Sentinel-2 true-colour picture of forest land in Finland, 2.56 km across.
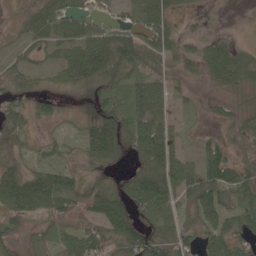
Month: May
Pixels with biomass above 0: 70%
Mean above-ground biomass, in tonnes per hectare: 43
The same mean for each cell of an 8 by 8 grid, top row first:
12 64 42 17 68 31 6 0
11 33 56 69 62 44 43 33
20 13 50 44 44 17 30 63
52 23 9 53 72 19 14 37
18 16 25 65 75 42 27 13
57 52 24 12 55 75 66 61
67 73 71 70 55 46 61 51
22 33 68 56 64 56 53 58
